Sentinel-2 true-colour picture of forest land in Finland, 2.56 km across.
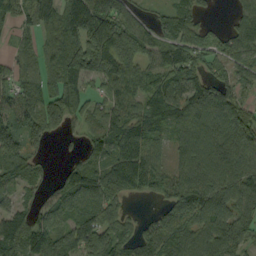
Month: September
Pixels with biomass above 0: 83%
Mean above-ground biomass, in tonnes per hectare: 92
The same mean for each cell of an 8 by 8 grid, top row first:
63 96 148 135 33 89 25 67
35 71 168 237 108 86 70 84
58 70 70 135 87 83 95 55
92 44 46 80 98 109 137 92
100 42 21 95 90 63 134 137
112 31 105 87 123 77 133 145
61 67 98 84 8 97 144 113
79 119 79 97 82 127 137 110
